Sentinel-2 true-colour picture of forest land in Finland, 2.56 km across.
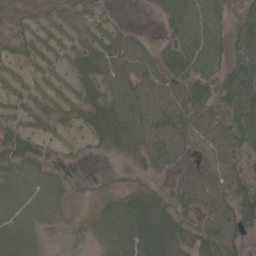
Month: May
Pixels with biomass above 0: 75%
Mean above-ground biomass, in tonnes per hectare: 32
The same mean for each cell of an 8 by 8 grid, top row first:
11 12 14 6 1 42 42 31
16 8 14 32 20 35 50 37
8 7 23 32 37 32 35 65
11 12 20 36 41 42 38 65
46 14 7 25 35 35 41 46
53 43 21 10 18 20 46 36
53 44 16 45 58 34 35 52
58 12 26 53 68 47 45 34
